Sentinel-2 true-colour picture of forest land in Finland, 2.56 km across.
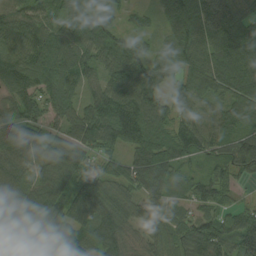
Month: August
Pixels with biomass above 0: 96%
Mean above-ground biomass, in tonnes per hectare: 91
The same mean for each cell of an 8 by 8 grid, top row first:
86 77 82 43 34 111 171 103
91 132 104 91 39 88 117 131
99 101 77 92 112 48 112 135
94 68 67 108 112 65 64 92
117 104 99 72 113 93 72 82
108 116 96 69 125 63 55 49
102 129 109 108 59 52 65 45
116 90 104 101 56 66 122 117
